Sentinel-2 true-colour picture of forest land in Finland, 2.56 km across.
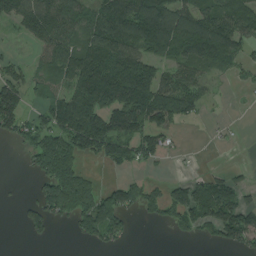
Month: August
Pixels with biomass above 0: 59%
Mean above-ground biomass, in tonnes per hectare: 83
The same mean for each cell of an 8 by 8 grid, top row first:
99 149 107 145 162 135 104 155
5 80 107 161 109 116 142 66
79 71 156 199 164 89 36 15
105 78 186 135 144 101 12 1
38 133 120 119 82 12 4 3
1 136 115 11 28 12 46 23
13 118 138 145 65 82 118 103
0 18 30 52 0 17 35 74
